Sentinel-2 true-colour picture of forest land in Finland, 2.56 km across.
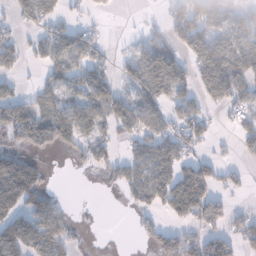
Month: January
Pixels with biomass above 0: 55%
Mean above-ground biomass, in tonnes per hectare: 62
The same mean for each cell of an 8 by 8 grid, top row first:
30 51 16 8 7 63 81 38
68 49 94 13 57 45 88 82
38 48 68 57 98 106 99 81
119 97 78 86 82 49 26 49
54 58 53 40 72 81 23 41
190 27 5 36 76 88 85 29
123 110 3 0 39 91 116 16
137 156 18 0 21 88 80 65
